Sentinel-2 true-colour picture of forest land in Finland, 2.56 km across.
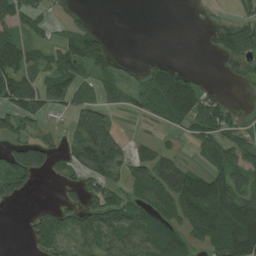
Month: July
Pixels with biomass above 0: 59%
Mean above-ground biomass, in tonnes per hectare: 57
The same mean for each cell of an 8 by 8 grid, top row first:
78 37 19 0 0 0 9 27
95 56 93 25 0 0 13 83
106 67 66 40 38 93 6 31
87 40 69 33 36 90 76 15
76 54 90 77 28 14 76 48
117 29 44 55 70 99 91 59
6 28 54 77 61 85 147 135
0 70 55 68 76 80 75 178
